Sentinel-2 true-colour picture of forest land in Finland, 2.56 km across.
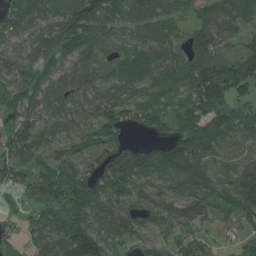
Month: July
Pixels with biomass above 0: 86%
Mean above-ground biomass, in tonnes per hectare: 90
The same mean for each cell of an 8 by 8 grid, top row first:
120 89 144 105 121 61 72 72
77 126 152 47 91 64 123 68
103 87 94 56 73 60 199 179
126 79 70 83 56 47 157 92
95 60 56 111 46 121 121 87
63 84 81 114 82 100 82 84
23 105 116 87 87 73 65 105
55 90 184 80 53 56 50 48
